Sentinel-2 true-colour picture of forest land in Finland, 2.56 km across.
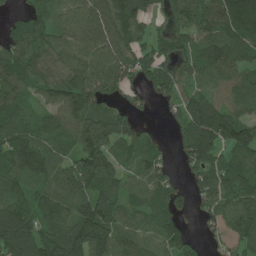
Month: June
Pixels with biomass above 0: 86%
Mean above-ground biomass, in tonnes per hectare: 100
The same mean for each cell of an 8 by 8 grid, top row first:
36 54 106 155 94 87 135 177
91 91 102 134 77 80 128 105
106 96 121 108 66 81 89 104
78 63 130 83 20 55 172 86
118 73 100 97 56 45 179 153
82 97 162 88 75 28 96 109
122 124 130 103 75 68 66 108
174 151 171 149 83 97 26 67
